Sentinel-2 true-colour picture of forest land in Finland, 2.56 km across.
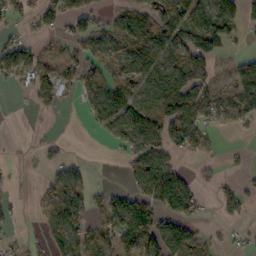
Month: October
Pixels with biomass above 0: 56%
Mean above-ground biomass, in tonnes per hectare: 61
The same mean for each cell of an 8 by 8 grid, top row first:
47 75 81 30 62 101 113 69
104 24 44 46 66 72 87 14
59 108 83 56 60 59 56 85
1 26 17 100 88 101 78 71
3 27 0 30 100 94 60 5
8 39 64 0 100 96 26 22
18 58 94 99 110 139 15 57
20 37 76 79 118 149 36 20
